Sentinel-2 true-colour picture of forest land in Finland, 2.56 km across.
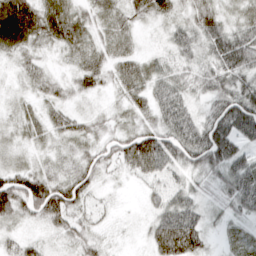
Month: March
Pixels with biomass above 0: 94%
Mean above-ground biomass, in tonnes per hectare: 37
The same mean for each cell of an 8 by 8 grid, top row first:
75 50 33 30 24 27 43 32
41 21 43 31 10 29 42 80
13 27 37 29 42 31 35 48
21 27 18 14 31 56 30 79
21 21 30 30 73 68 77 47
51 40 44 12 38 28 36 56
53 82 34 9 17 56 22 42
26 15 28 9 16 95 25 19
